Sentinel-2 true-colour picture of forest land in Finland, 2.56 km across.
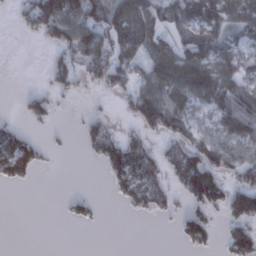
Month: January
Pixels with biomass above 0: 50%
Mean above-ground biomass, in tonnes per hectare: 44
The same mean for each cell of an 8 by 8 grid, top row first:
20 116 104 91 70 63 77 71
0 26 96 80 54 64 68 45
0 22 37 74 54 82 82 61
5 31 5 10 78 77 41 84
66 10 17 59 44 44 51 61
55 0 0 42 78 47 92 46
0 0 20 1 36 21 57 68
0 0 0 0 0 14 41 70
